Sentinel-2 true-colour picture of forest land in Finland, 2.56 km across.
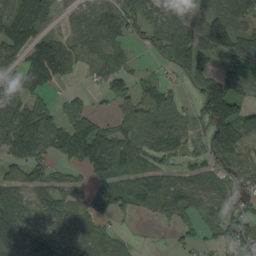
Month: September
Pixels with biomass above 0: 72%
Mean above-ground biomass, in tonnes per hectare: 65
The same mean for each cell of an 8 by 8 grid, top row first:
137 74 46 81 74 64 69 72
122 34 56 56 28 91 90 96
74 43 14 64 31 21 104 103
94 72 44 18 74 40 118 80
103 82 97 109 59 57 73 76
45 58 17 70 80 54 55 51
70 69 61 64 52 58 47 58
121 87 57 38 3 12 21 56
